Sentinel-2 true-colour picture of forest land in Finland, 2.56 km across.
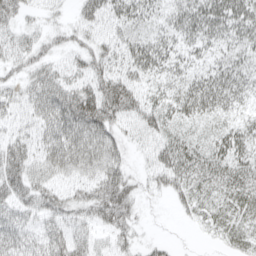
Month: April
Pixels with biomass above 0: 83%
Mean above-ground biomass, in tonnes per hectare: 44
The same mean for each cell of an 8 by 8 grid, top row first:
45 20 36 38 34 38 62 58
50 35 38 39 45 32 32 39
32 58 44 63 35 31 46 40
36 62 107 69 58 38 39 30
57 50 74 60 31 50 38 47
72 49 49 68 22 47 44 47
50 58 50 80 11 14 30 38
60 56 49 32 14 6 7 31
